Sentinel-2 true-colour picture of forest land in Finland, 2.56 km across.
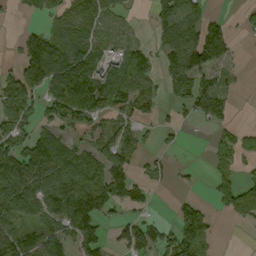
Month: September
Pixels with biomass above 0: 60%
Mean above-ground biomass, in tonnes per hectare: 56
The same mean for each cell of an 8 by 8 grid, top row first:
9 34 58 25 3 77 37 18
21 95 58 24 32 90 149 8
88 123 135 81 73 94 45 10
76 61 103 61 51 23 68 3
74 87 37 67 29 11 10 49
107 89 83 58 21 7 14 39
82 70 104 44 21 26 18 71
93 77 89 27 81 92 46 0
